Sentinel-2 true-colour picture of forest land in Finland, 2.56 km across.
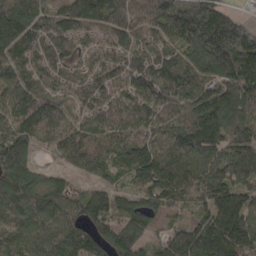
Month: April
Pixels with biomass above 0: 93%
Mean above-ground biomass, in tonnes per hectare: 132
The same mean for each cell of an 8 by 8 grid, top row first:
152 100 187 154 114 167 215 62
136 107 72 108 91 99 240 271
115 76 69 97 122 138 101 186
124 137 89 118 129 110 190 153
132 76 127 104 133 145 173 132
173 77 55 70 146 174 157 116
146 154 111 110 112 61 113 168
134 160 143 150 109 127 199 199
